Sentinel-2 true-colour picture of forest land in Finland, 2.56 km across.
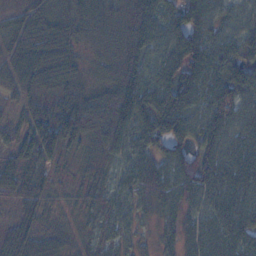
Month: November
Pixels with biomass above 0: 95%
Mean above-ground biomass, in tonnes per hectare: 61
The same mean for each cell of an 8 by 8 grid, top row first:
40 54 60 56 97 77 71 35
51 77 34 46 78 86 97 63
53 70 40 53 86 90 95 85
29 71 93 100 93 87 73 62
50 71 35 57 65 71 70 70
65 20 12 28 79 81 95 93
29 18 17 42 38 51 73 94
55 34 13 35 20 45 77 83
